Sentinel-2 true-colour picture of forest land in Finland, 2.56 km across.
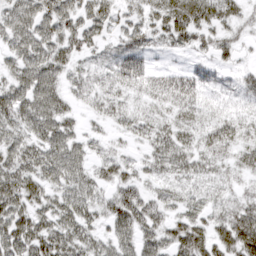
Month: March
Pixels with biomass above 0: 85%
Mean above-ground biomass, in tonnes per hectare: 41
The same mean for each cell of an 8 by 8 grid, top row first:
52 58 49 40 39 63 49 31
45 54 36 21 40 26 28 23
45 56 31 38 39 36 33 25
58 61 21 33 29 36 35 25
47 54 34 18 24 46 36 37
64 46 45 35 26 33 28 21
62 43 56 48 55 29 30 42
68 64 49 39 47 49 45 66
